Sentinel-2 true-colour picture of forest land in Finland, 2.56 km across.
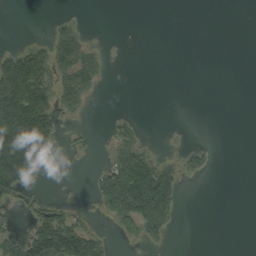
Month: September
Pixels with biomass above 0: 30%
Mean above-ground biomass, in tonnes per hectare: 30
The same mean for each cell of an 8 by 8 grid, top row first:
0 2 4 0 0 0 0 0
20 42 64 1 0 0 0 0
162 67 76 2 0 0 0 0
161 88 23 3 0 0 0 0
152 81 7 20 19 2 5 0
117 11 0 69 129 38 10 0
13 27 6 49 117 44 0 0
45 108 97 14 29 1 0 0
